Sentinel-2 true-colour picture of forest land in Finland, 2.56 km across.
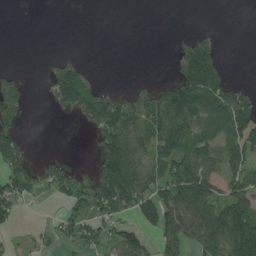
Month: July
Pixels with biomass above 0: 47%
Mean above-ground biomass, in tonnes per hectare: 68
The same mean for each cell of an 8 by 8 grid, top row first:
0 0 0 0 0 0 0 0
0 0 0 0 0 30 101 0
41 63 134 1 11 97 162 16
51 13 115 138 125 155 106 109
61 0 0 165 95 118 73 96
93 70 32 182 114 126 104 75
66 1 60 138 121 145 118 161
15 32 74 63 68 96 123 174
